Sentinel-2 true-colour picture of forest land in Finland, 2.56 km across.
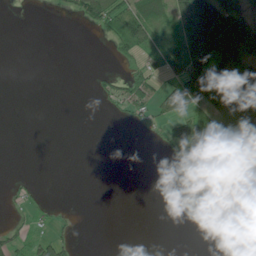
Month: July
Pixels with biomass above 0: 32%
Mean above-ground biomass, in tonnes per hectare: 29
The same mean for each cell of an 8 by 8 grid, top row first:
0 1 33 56 64 67 128 69
0 0 0 16 39 60 114 114
0 0 0 20 49 66 110 188
0 0 0 8 26 75 79 178
0 0 0 0 1 55 53 102
2 0 0 0 0 0 13 14
7 6 0 0 0 0 0 10
24 30 5 0 0 0 0 1
